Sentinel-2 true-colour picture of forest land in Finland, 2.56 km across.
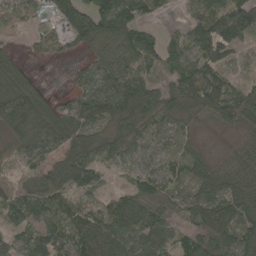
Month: May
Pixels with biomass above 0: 83%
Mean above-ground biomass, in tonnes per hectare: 83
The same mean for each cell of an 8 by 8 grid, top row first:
34 48 116 153 66 13 111 192
15 42 44 91 114 62 133 62
104 10 44 125 91 79 99 36
184 104 92 126 115 62 68 93
72 124 103 74 43 31 12 39
31 104 121 21 60 46 94 75
86 66 60 72 114 69 107 116
56 114 119 145 99 61 133 97
